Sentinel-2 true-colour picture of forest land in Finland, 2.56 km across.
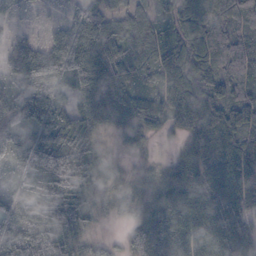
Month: October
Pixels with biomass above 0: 93%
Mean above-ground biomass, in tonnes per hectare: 72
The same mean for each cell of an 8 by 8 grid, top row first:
15 16 61 54 61 63 105 110
44 62 98 78 93 80 110 95
59 81 69 92 46 88 74 95
85 118 78 99 68 74 73 115
64 84 85 13 28 18 67 85
49 120 112 32 33 56 74 88
44 116 79 29 50 91 95 70
65 117 55 17 81 86 73 81
